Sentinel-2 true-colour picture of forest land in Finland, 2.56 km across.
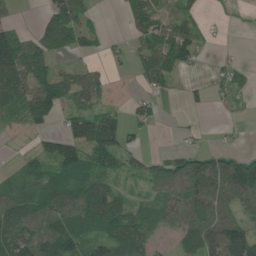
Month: June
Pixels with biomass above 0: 65%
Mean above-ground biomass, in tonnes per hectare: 57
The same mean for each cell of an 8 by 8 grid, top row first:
18 52 65 0 70 47 15 9
117 71 45 17 60 101 11 4
116 76 71 16 52 27 18 24
62 83 66 42 31 1 9 12
11 50 107 100 17 6 8 6
40 69 77 46 44 85 115 108
69 89 103 98 39 72 85 63
104 101 78 90 71 39 100 121
